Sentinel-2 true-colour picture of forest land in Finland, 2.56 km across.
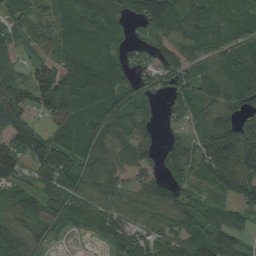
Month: August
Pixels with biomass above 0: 87%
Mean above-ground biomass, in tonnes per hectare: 89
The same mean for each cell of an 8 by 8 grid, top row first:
57 62 120 121 134 113 102 84
54 51 113 82 50 79 67 80
78 117 143 123 72 87 104 137
97 74 94 105 64 51 88 94
94 123 89 91 71 62 148 202
78 83 84 82 54 86 96 153
80 78 78 68 80 111 74 72
113 46 10 64 60 80 131 65
